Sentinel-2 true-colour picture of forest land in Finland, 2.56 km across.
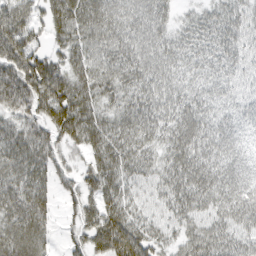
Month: March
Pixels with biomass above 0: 91%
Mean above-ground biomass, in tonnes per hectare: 54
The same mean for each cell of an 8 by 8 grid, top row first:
56 41 66 63 60 25 36 42
67 35 53 57 61 48 44 45
75 91 56 56 60 47 45 36
50 63 78 47 65 60 53 50
65 55 48 64 52 67 66 53
63 45 37 62 43 66 69 70
63 36 42 60 32 52 51 72
44 19 34 92 63 36 65 52
